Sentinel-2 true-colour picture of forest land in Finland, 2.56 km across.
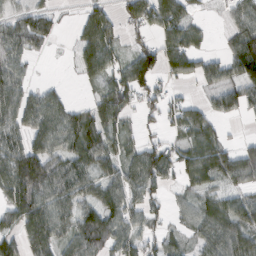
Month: February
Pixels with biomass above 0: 71%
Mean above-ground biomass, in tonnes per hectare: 55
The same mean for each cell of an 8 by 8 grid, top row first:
44 44 21 35 75 79 8 52
71 23 47 56 58 72 19 84
65 6 20 62 79 33 41 76
69 75 34 76 36 47 43 43
64 65 70 47 40 36 71 25
99 89 70 30 76 40 61 76
77 79 55 67 54 21 53 65
51 86 75 78 52 27 59 67
